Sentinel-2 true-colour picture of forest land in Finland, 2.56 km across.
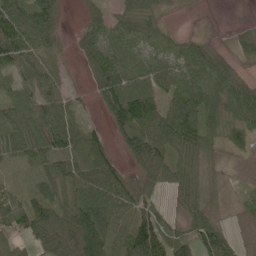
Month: June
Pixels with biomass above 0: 82%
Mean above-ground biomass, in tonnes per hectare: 67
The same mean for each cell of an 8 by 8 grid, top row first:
92 82 14 45 55 3 0 1
95 56 39 88 68 52 46 44
59 56 6 100 85 86 127 39
94 96 25 69 105 95 93 74
72 90 64 34 112 87 55 38
13 66 91 91 53 54 29 5
68 97 150 131 62 19 43 20
34 140 178 107 116 77 96 15
